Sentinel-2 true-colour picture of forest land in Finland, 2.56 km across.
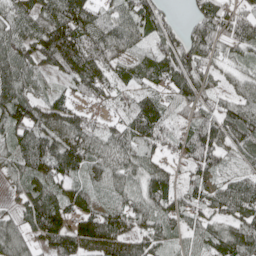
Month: May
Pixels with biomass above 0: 89%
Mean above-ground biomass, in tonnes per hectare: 85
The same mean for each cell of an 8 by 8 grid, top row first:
90 87 124 67 113 20 91 75
109 153 146 95 48 98 86 60
122 32 110 79 59 99 59 40
134 90 59 40 112 58 64 99
89 118 106 73 81 61 123 80
64 114 68 80 83 54 82 53
46 150 92 66 75 82 64 88
84 106 128 111 80 47 86 117
